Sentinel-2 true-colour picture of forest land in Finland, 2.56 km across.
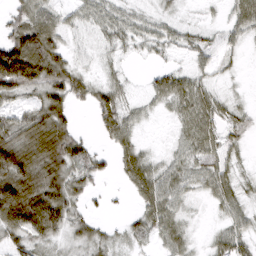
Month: March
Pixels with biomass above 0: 75%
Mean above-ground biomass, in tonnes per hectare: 43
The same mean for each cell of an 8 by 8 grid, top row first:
41 63 31 39 20 11 5 51
109 98 19 21 20 21 29 19
133 91 48 20 7 43 23 5
45 91 15 70 18 29 51 17
98 102 57 37 18 19 45 24
114 82 46 21 73 39 45 21
125 115 27 5 41 33 9 31
39 41 32 20 23 43 11 43
